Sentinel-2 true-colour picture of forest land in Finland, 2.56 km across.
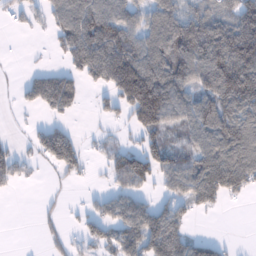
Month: January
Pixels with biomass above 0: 62%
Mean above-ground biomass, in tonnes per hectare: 82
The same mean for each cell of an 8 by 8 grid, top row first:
40 50 125 108 77 111 111 125
1 17 134 139 114 147 173 190
8 102 62 105 130 130 132 204
13 50 21 45 132 105 143 136
18 112 53 42 70 88 122 166
60 7 33 60 96 117 169 156
0 11 22 74 75 62 48 8
0 27 39 72 121 117 48 3
